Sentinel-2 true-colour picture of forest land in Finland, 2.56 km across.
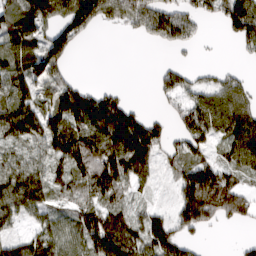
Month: March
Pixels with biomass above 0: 71%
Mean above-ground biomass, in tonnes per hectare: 72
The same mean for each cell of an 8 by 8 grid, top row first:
95 123 159 87 114 89 49 142
89 87 15 0 5 38 3 28
74 93 21 1 0 58 23 39
95 94 125 121 27 36 110 102
54 87 127 110 123 41 53 108
88 72 89 127 56 53 137 59
72 52 66 72 37 69 126 79
45 78 74 134 98 81 6 11
